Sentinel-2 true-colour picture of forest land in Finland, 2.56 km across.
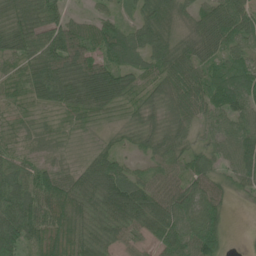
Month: June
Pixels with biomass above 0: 91%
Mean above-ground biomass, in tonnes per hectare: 55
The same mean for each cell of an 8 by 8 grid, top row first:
63 66 21 31 52 52 71 81
63 79 77 79 71 59 64 55
24 84 77 82 43 72 73 69
17 25 35 28 33 51 61 72
23 18 13 23 35 49 40 77
62 51 45 80 39 50 54 58
90 54 54 78 78 83 79 4
92 57 53 46 38 79 93 2
